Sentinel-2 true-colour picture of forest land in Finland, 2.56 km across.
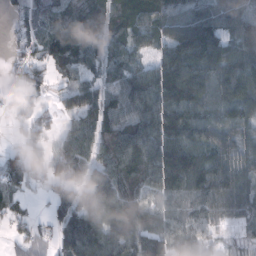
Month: February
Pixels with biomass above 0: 87%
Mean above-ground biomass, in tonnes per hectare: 87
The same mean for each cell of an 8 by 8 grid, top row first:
30 87 95 114 86 91 93 85
29 90 103 81 56 146 132 101
47 51 44 68 113 194 120 136
32 23 87 81 112 134 102 103
28 47 109 123 131 137 98 75
88 84 72 121 128 164 143 100
29 28 77 79 85 77 80 72
33 40 128 101 106 66 37 28
